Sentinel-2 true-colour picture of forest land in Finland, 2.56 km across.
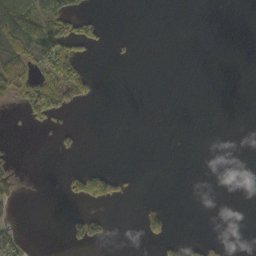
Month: October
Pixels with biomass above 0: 15%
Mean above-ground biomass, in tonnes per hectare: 17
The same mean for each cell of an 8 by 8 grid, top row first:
84 58 47 0 0 0 0 0
67 105 42 4 0 0 0 0
60 74 93 0 0 0 0 0
7 61 7 0 0 0 0 0
2 1 14 0 0 0 0 0
29 0 63 68 0 0 0 0
15 0 7 9 23 2 0 0
37 0 41 9 19 26 16 0
